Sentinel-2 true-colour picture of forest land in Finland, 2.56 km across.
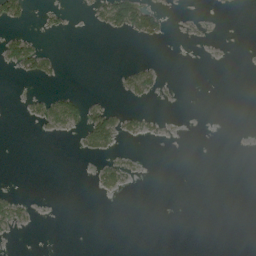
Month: August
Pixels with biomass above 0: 11%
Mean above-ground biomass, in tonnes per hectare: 10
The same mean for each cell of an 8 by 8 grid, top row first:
37 12 1 66 73 1 2 0
61 12 0 0 1 0 1 0
6 19 0 3 35 1 0 0
1 46 45 36 13 0 0 0
0 0 22 38 6 0 0 0
0 0 0 44 2 0 0 0
35 0 0 0 0 0 0 0
4 0 0 0 0 0 0 0
